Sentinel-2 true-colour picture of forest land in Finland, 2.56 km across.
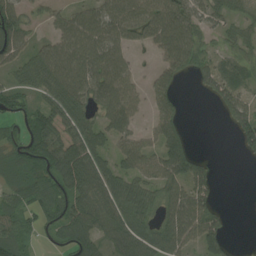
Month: August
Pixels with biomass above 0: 74%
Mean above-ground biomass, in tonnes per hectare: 64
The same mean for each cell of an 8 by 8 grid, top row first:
87 36 65 86 93 93 48 29
87 62 112 85 36 118 43 47
46 79 103 101 31 65 59 60
60 74 84 83 30 50 1 79
54 88 92 47 55 76 0 37
49 76 104 79 66 91 49 0
62 84 84 84 75 88 72 0
55 29 86 63 82 92 77 2
